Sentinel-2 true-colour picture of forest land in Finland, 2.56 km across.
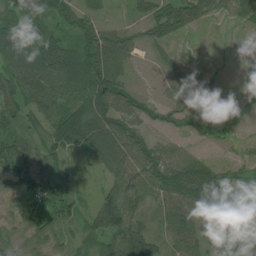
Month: July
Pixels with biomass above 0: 87%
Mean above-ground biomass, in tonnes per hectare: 67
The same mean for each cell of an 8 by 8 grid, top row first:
75 75 64 14 56 98 45 50
107 109 83 97 36 23 7 17
81 91 96 102 6 46 27 40
72 73 126 101 66 80 39 65
76 84 87 104 82 41 35 26
89 79 32 51 75 127 92 45
38 85 45 120 35 80 100 89
38 58 48 76 97 60 41 53
